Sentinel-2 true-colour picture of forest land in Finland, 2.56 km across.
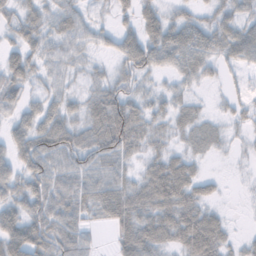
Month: November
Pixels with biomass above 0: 83%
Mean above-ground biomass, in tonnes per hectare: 40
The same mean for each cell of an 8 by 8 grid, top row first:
32 34 34 27 43 26 22 34
26 32 29 23 67 70 53 59
33 30 16 35 25 23 19 16
31 48 31 82 32 29 9 19
48 66 57 74 36 14 17 6
47 69 56 54 37 79 20 2
48 67 54 62 55 70 33 1
74 76 52 21 70 45 79 13
